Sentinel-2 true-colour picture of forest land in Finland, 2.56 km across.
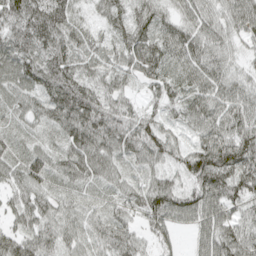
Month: April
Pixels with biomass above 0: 96%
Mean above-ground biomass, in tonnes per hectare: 55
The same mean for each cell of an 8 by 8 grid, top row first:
88 106 30 50 47 44 54 62
68 72 49 40 79 58 64 28
54 69 58 39 39 44 66 44
36 52 86 59 34 28 71 67
33 22 68 61 61 35 73 88
50 58 51 39 28 31 99 85
53 47 36 31 61 73 86 44
61 55 35 63 35 24 69 61
